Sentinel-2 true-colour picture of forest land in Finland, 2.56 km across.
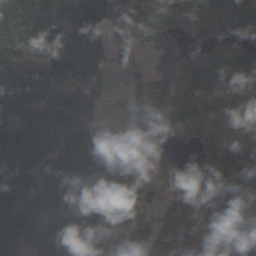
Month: November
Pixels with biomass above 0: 81%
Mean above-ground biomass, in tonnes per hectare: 96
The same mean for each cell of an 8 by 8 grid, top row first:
126 192 130 145 134 108 114 163
51 177 93 46 34 109 82 80
101 102 57 21 43 96 132 90
148 166 141 11 33 34 41 28
193 156 150 45 13 30 51 57
134 126 121 90 42 114 58 130
110 93 85 103 68 87 82 167
97 90 132 72 85 123 91 143
